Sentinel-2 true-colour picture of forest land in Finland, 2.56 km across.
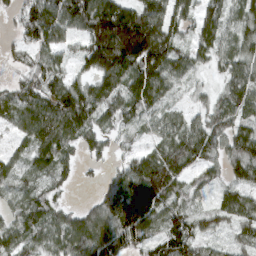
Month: March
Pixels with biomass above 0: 89%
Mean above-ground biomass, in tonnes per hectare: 87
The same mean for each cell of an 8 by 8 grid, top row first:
51 141 141 191 132 95 81 71
35 79 54 216 212 93 75 75
45 87 58 98 128 60 24 105
77 104 147 71 71 35 70 72
35 103 66 38 33 99 97 100
48 65 31 46 169 105 51 81
56 86 40 98 147 75 44 84
77 76 136 160 101 131 49 46
